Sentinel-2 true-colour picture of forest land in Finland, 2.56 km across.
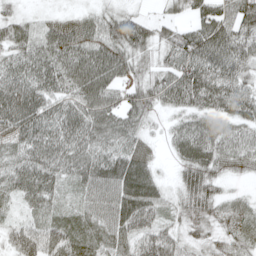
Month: May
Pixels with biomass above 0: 93%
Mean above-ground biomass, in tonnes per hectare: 59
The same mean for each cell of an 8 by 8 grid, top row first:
35 17 26 47 25 31 73 72
54 65 71 72 52 84 100 70
66 67 91 73 56 82 98 56
100 70 80 82 53 43 62 59
51 81 73 59 31 46 81 52
55 59 62 82 63 26 64 15
25 50 50 65 76 32 52 42
47 75 73 64 63 51 30 52
